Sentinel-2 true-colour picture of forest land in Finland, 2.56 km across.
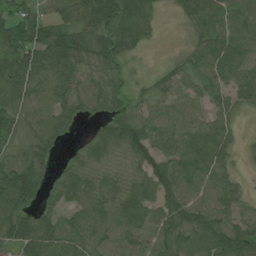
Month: July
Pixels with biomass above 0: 86%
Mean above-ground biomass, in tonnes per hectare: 63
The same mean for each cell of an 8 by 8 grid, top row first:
53 50 75 103 81 21 53 46
90 96 78 82 32 8 53 48
87 79 60 44 18 46 38 52
72 79 47 41 42 51 46 34
56 67 18 77 97 68 81 20
105 39 68 45 68 92 68 18
85 38 58 73 91 90 86 47
73 88 74 66 77 77 86 100
